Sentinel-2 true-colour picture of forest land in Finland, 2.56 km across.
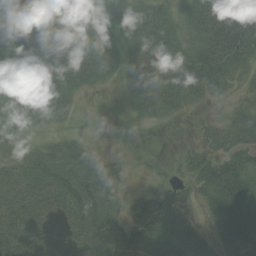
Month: August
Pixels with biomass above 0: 76%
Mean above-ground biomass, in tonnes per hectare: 56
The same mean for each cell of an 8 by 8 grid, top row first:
67 86 82 38 68 38 110 116
80 108 91 38 66 73 84 94
59 90 67 18 50 75 69 18
21 38 13 1 28 23 3 32
15 22 24 0 0 3 31 52
53 68 62 42 5 15 74 94
73 90 81 43 60 62 22 107
64 75 79 71 81 87 37 132
